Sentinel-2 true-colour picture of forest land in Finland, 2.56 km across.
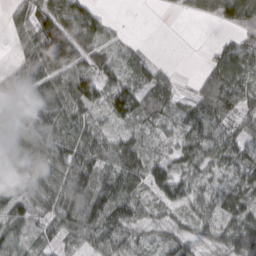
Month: March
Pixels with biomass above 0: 83%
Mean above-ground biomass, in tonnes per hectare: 59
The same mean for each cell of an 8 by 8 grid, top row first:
44 93 87 7 0 6 32 101
25 144 116 27 9 0 10 70
54 77 87 53 46 18 48 75
71 93 67 61 55 37 80 57
95 99 78 62 40 41 72 67
58 70 101 74 76 62 35 48
57 52 112 92 39 44 49 74
48 35 42 71 27 49 35 86
